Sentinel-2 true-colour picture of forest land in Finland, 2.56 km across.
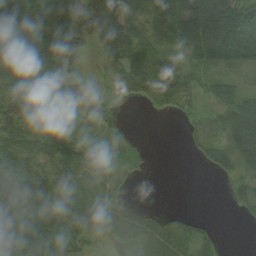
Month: August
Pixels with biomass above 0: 76%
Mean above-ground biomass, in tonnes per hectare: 51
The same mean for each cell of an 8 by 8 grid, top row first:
80 101 66 101 57 71 118 83
76 74 36 78 66 51 72 45
53 60 14 35 105 101 30 15
72 69 23 25 9 39 22 59
68 40 47 31 11 0 42 60
93 58 70 34 8 0 9 40
104 90 74 61 32 5 0 17
75 73 48 23 61 80 31 0
